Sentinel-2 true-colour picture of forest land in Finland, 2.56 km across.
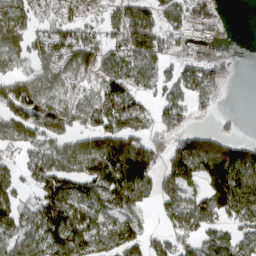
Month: March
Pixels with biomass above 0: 73%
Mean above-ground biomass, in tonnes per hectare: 83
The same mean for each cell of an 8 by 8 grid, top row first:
105 58 74 69 98 90 70 0
80 101 115 69 110 48 35 5
83 92 54 93 67 64 89 8
81 105 83 122 63 79 18 5
66 97 88 135 86 53 87 61
51 128 121 147 142 99 116 126
73 120 97 94 61 89 100 121
96 117 124 98 71 74 69 88
